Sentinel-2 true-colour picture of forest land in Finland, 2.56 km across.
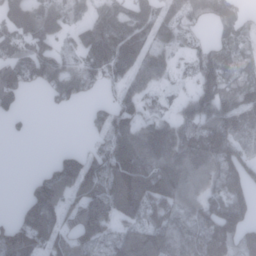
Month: January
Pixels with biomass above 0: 76%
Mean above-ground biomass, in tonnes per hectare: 105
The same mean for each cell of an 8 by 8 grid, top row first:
150 156 58 159 139 105 94 71
111 86 92 207 123 75 80 57
164 111 128 88 90 38 122 74
47 9 9 125 95 51 139 154
1 0 17 134 148 144 148 127
0 95 161 173 181 153 123 128
28 138 136 143 118 106 124 115
162 85 99 84 134 89 143 101
